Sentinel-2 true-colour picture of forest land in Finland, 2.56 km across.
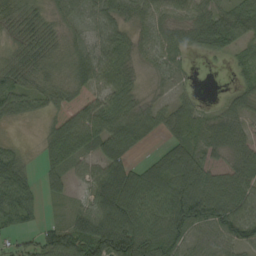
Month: September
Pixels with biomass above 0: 84%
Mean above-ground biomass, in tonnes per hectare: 58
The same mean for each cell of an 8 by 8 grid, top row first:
41 27 51 65 53 37 59 70
31 36 34 71 35 51 56 47
53 38 44 59 13 34 0 28
54 26 53 70 46 57 17 34
9 46 78 66 31 59 45 44
76 37 27 106 74 108 66 63
89 11 36 136 81 120 124 79
33 72 119 161 119 88 47 77
